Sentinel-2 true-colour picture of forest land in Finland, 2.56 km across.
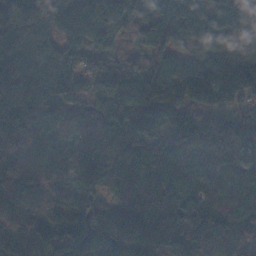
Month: November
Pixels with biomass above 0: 95%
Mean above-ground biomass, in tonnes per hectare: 93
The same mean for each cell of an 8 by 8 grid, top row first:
165 134 130 100 60 103 92 94
98 53 82 44 34 71 62 62
122 82 73 132 140 122 133 136
111 87 67 163 144 92 81 60
66 84 92 118 118 96 67 76
83 93 93 104 99 53 45 51
65 78 109 71 112 73 78 34
80 162 143 115 109 81 101 54
